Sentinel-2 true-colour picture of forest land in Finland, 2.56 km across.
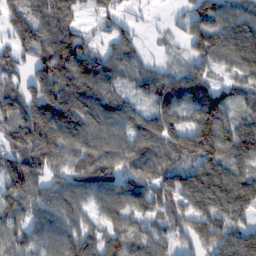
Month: February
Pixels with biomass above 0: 89%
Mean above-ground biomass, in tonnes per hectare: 101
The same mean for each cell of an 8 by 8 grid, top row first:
95 120 42 69 18 30 78 108
84 117 103 77 29 27 121 127
63 106 161 101 87 103 76 81
101 122 142 116 83 102 180 70
123 148 101 117 105 148 189 126
140 84 106 97 117 110 139 110
83 100 74 93 93 111 114 101
88 99 118 78 90 84 143 106
